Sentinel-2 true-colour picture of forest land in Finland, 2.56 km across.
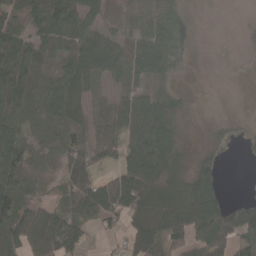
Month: April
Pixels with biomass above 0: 71%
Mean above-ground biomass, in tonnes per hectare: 49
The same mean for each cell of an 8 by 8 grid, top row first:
26 54 68 23 40 31 0 1
52 40 68 71 78 49 0 2
54 32 81 40 37 17 0 0
43 45 53 64 97 57 6 1
53 15 47 53 86 76 17 9
60 6 103 46 132 94 61 0
71 28 72 79 68 108 99 64
61 69 52 15 74 59 86 60
